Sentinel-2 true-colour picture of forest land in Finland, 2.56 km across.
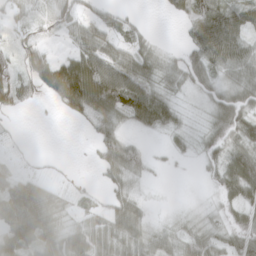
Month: April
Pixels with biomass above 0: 73%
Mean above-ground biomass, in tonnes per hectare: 44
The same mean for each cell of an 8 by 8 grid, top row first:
22 29 40 27 6 23 73 64
36 21 57 48 44 14 85 55
59 73 147 115 65 37 46 52
32 3 51 69 82 29 33 76
8 0 2 62 18 18 43 66
32 10 3 35 25 2 22 92
77 60 20 44 23 7 23 56
88 53 59 51 43 39 52 66
